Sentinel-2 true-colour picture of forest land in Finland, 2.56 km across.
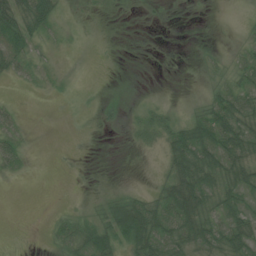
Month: July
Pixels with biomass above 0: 47%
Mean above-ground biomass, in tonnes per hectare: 19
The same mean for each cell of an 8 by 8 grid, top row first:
39 33 3 1 1 0 0 2
25 10 2 0 0 0 3 11
9 8 0 0 0 0 11 23
8 1 1 10 19 11 33 40
21 0 1 0 17 47 50 42
7 0 1 0 0 56 55 38
0 1 6 34 52 74 44 28
0 8 46 47 62 51 46 48
